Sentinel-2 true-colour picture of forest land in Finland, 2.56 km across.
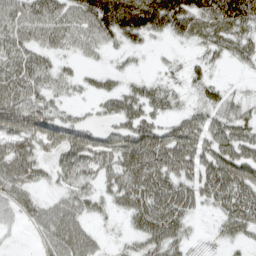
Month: April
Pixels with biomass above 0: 78%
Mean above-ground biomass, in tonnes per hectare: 67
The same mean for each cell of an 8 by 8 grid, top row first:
67 82 82 196 202 163 101 128
67 54 38 33 36 15 41 49
84 58 31 27 34 22 38 8
103 65 21 52 67 32 46 47
74 75 100 70 107 99 66 79
78 32 84 67 110 89 107 127
46 44 52 32 87 87 38 125
6 50 69 12 55 57 12 43
